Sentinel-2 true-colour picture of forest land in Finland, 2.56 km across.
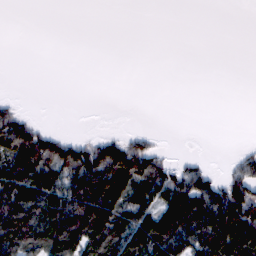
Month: February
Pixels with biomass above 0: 40%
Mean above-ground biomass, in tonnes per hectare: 53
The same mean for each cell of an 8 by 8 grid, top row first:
0 0 0 0 0 0 0 0
0 0 0 0 0 0 0 0
0 0 0 0 0 0 0 0
31 0 0 0 0 0 0 0
119 86 44 69 35 0 0 3
131 100 127 162 91 64 45 56
123 121 172 127 86 151 171 158
154 110 127 122 135 159 153 145
